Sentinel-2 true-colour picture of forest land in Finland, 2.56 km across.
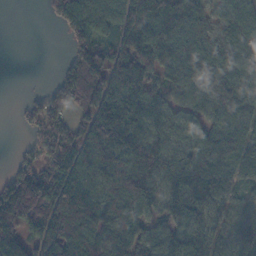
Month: November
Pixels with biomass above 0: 83%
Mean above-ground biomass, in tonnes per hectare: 88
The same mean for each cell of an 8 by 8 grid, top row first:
0 29 123 95 132 86 53 79
0 0 109 85 84 136 78 92
0 9 204 119 89 89 131 94
8 120 81 140 103 69 88 99
8 71 93 140 81 69 106 94
82 100 91 85 102 93 114 56
132 117 157 63 84 94 86 49
119 135 144 75 74 106 93 82
